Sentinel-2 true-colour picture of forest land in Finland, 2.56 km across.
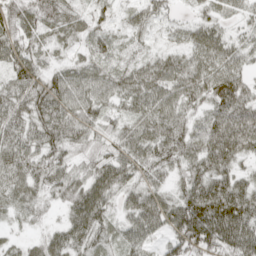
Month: April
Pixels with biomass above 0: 94%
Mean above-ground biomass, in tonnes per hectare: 63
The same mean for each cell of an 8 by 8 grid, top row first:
80 61 37 24 41 21 38 36
77 36 30 34 26 40 76 48
76 66 66 64 73 80 90 68
72 86 78 47 73 67 56 86
77 74 53 48 75 75 76 81
63 67 44 84 53 42 81 49
36 23 90 50 87 78 123 102
19 48 71 40 64 71 118 114
